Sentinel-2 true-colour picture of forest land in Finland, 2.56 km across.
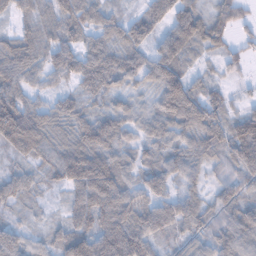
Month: February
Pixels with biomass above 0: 93%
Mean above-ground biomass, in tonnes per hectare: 74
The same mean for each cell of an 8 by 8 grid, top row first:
57 64 77 46 55 79 68 41
81 77 79 75 67 103 50 28
81 46 72 75 64 110 40 19
130 65 54 64 49 115 94 43
108 80 81 83 47 60 88 118
63 41 134 122 66 62 41 81
35 15 77 128 91 90 60 93
93 39 102 154 93 44 62 116
